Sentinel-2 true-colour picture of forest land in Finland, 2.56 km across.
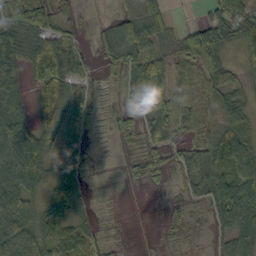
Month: October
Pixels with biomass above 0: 74%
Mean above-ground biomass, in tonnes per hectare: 44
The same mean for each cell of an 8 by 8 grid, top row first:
55 37 7 24 74 8 44 51
59 69 22 45 70 43 114 41
49 92 37 17 99 57 72 27
32 56 33 17 81 77 42 41
73 36 13 5 38 34 56 86
71 36 16 0 21 26 82 92
72 36 25 1 0 11 43 74
97 45 49 5 1 6 11 49
